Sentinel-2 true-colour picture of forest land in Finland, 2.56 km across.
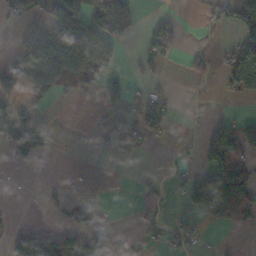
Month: November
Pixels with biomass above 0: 34%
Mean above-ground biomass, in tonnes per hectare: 36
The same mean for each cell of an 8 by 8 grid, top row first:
44 47 108 100 7 11 9 89
18 51 146 74 25 20 11 53
89 62 49 39 17 3 13 60
45 2 0 37 61 9 4 5
98 21 0 14 22 12 59 66
1 0 1 1 6 12 111 93
2 8 15 0 13 4 119 88
48 59 38 16 19 29 5 1
